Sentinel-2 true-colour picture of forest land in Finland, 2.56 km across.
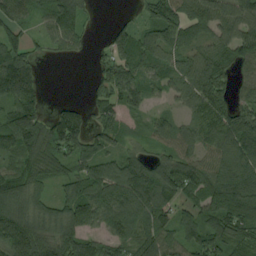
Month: August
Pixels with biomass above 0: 84%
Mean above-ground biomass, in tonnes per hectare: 103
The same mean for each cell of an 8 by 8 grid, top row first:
78 87 90 8 57 114 116 110
102 31 28 90 115 87 74 114
228 6 0 129 102 75 146 58
131 55 67 76 52 40 107 98
125 163 118 70 42 99 88 146
88 108 110 129 159 148 118 131
143 88 141 137 149 94 111 172
220 120 133 91 112 107 140 103
